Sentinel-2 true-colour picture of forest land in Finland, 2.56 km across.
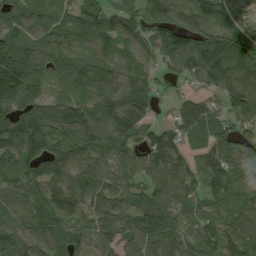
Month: August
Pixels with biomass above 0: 92%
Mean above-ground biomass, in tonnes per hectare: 113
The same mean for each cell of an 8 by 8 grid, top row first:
90 87 92 104 120 165 131 115
145 105 50 73 102 158 162 158
219 94 135 130 124 52 102 125
147 139 136 171 119 71 103 95
188 130 137 110 80 106 107 117
100 130 124 81 72 124 122 72
88 131 116 116 127 87 52 80
106 119 86 87 119 86 104 128
